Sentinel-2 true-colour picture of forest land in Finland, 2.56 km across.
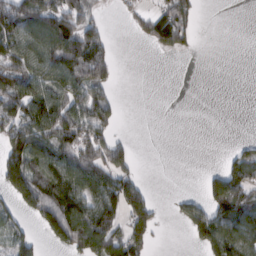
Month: February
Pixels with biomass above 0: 50%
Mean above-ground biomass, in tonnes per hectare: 60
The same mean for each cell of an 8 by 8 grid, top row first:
138 138 98 4 39 110 0 0
100 125 155 26 10 48 0 0
108 104 137 45 0 0 0 0
79 109 103 44 0 0 0 0
106 93 95 72 0 0 0 14
125 98 108 77 9 0 22 73
47 114 99 89 78 18 79 105
54 44 106 96 72 0 92 105
